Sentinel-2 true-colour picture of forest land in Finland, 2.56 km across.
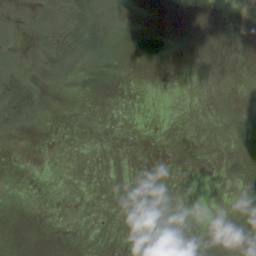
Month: August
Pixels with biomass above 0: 21%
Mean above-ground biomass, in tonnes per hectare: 6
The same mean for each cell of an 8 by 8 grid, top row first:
9 18 32 14 0 0 0 0
10 23 27 15 33 5 0 0
25 11 3 0 0 0 0 0
26 2 0 0 0 0 2 18
0 0 0 0 0 0 0 37
0 0 0 0 0 0 0 36
0 0 0 0 0 1 0 25
0 0 0 0 0 2 6 8
